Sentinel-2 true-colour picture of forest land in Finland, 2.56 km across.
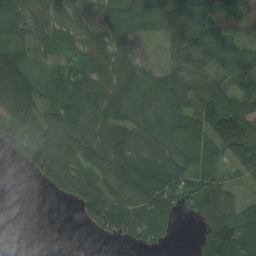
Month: August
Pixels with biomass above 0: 80%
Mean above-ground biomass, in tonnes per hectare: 80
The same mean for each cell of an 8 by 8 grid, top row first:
131 91 47 78 80 145 86 35
63 40 51 77 17 82 119 65
107 39 72 84 80 95 78 78
68 67 93 80 82 104 150 101
40 90 74 90 84 71 92 114
0 109 161 98 154 116 85 35
0 0 76 160 128 62 177 97
0 0 0 30 97 19 143 156
